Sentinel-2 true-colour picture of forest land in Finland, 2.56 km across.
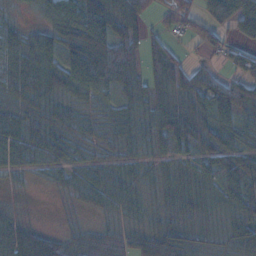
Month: November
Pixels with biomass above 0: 84%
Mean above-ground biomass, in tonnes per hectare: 53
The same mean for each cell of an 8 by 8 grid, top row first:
12 52 95 80 39 45 45 82
70 66 117 98 41 18 32 47
97 95 96 71 45 65 53 58
68 78 42 29 38 70 66 65
79 75 43 26 33 59 76 59
24 31 42 44 27 30 39 72
9 0 19 37 23 34 36 67
113 71 36 40 48 63 28 58
